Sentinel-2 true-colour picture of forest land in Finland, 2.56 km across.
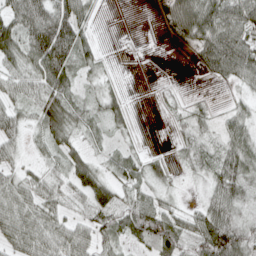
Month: April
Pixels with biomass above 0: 75%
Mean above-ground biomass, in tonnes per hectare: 43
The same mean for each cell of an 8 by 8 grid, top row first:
63 81 63 0 0 66 89 73
60 116 54 1 3 11 73 73
42 75 30 13 0 4 14 39
35 74 42 37 1 17 18 25
31 36 31 20 8 18 32 52
37 37 58 38 42 15 40 62
56 45 23 60 65 27 54 45
53 62 53 46 55 76 86 89
